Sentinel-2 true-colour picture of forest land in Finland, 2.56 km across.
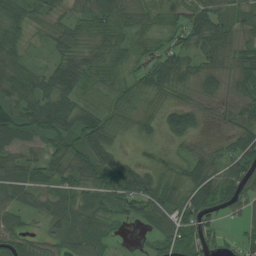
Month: August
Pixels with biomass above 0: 88%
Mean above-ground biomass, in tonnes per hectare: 50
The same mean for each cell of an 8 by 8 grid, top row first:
61 32 42 58 35 41 74 30
49 29 45 54 32 50 62 39
70 67 65 24 50 56 43 53
62 102 62 47 32 61 15 32
36 41 70 51 21 18 14 57
69 46 65 87 71 41 66 77
53 47 54 50 61 67 74 48
69 40 57 19 10 55 52 35
